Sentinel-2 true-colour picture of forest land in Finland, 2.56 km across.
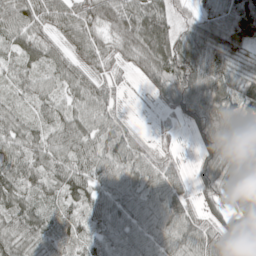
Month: May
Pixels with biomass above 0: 91%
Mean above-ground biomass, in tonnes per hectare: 69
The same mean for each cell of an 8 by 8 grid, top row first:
78 66 70 82 87 45 55 86
61 65 63 50 92 103 84 54
47 56 67 33 34 119 110 60
44 55 65 52 2 58 120 92
73 70 89 75 30 12 83 128
86 70 82 81 77 43 77 122
69 49 66 86 81 86 33 58
80 59 52 68 81 80 72 64
